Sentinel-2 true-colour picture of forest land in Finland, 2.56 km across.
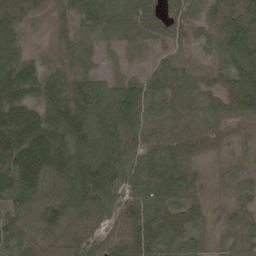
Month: May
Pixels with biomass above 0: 91%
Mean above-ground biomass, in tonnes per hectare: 78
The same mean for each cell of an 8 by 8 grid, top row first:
77 33 69 86 59 52 42 110
84 29 40 30 38 29 33 131
159 107 65 48 56 58 41 97
191 139 146 122 96 66 64 78
179 168 120 106 71 58 26 27
131 117 142 108 82 90 13 32
72 104 107 71 94 76 28 36
66 44 56 54 101 75 30 39
